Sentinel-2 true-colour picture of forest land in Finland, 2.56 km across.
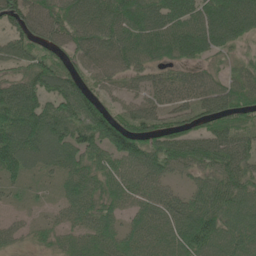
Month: June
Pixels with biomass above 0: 88%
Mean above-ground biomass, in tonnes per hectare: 76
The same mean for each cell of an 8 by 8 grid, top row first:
83 85 94 121 104 97 101 125
67 52 69 100 113 102 80 30
61 97 58 48 44 53 55 55
115 94 103 60 73 58 83 73
148 101 98 109 86 88 92 78
60 26 84 73 75 44 70 97
14 15 63 52 60 65 116 103
29 26 48 54 61 82 118 92
